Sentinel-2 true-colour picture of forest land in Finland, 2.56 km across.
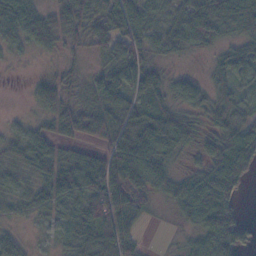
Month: November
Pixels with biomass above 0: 81%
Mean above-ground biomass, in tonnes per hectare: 44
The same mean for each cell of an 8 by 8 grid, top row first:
69 37 69 69 39 30 68 85
24 28 19 48 43 38 30 46
2 30 22 56 33 28 33 48
5 36 38 58 45 45 44 43
32 34 25 51 60 49 33 67
33 44 61 86 68 37 64 64
26 39 53 89 35 34 94 35
36 12 41 63 12 4 49 75
